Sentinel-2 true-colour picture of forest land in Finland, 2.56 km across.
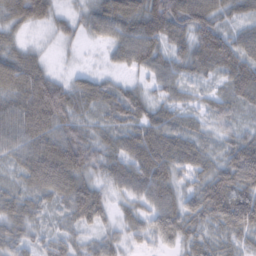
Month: February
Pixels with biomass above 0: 94%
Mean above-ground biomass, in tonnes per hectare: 69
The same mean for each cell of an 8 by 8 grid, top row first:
85 70 41 103 109 114 106 53
54 14 15 52 103 51 97 89
109 79 38 32 33 63 34 83
80 124 62 67 73 56 50 41
70 79 108 59 110 97 40 78
40 78 67 61 93 66 83 128
75 41 111 45 57 76 106 134
56 36 34 43 38 54 52 53
